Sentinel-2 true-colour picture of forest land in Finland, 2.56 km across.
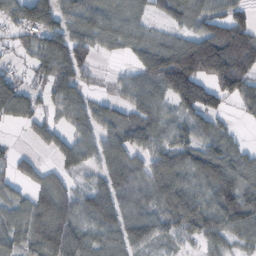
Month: October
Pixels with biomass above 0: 80%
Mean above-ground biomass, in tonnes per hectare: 78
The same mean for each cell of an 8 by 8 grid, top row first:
70 88 79 77 41 56 80 62
28 110 89 34 82 119 131 169
57 74 70 20 95 194 81 135
94 41 79 57 105 64 101 29
10 38 62 74 84 89 83 40
43 48 24 93 88 122 115 106
56 113 70 96 82 123 89 120
60 109 89 59 65 34 64 54
